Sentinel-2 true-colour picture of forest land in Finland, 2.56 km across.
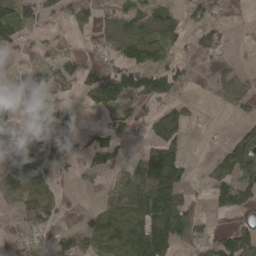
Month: April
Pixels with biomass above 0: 56%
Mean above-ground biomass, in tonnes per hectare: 64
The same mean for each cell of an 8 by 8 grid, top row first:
113 44 55 50 81 44 43 9
40 29 16 60 107 33 50 10
28 50 52 100 108 64 8 48
54 64 35 64 42 77 1 33
52 27 22 92 42 91 2 80
82 70 43 42 172 149 46 103
42 85 21 90 187 186 30 66
14 29 59 142 176 104 56 84
